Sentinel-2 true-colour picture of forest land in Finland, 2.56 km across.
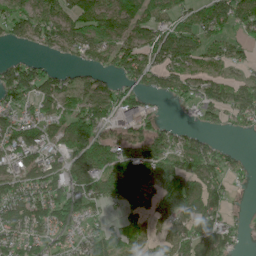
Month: June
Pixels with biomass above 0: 74%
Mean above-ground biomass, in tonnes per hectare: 86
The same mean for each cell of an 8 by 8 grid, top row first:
96 111 120 143 90 71 104 94
20 57 100 115 112 139 70 45
126 90 54 51 93 91 82 46
71 79 101 95 83 8 59 86
121 94 139 96 108 71 48 5
95 131 141 130 105 109 106 21
139 140 86 36 63 144 102 7
97 70 75 66 52 82 119 31
